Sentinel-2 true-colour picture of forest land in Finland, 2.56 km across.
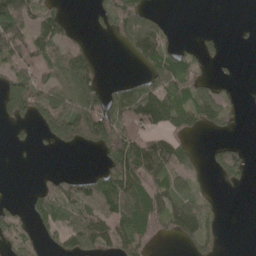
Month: May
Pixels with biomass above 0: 52%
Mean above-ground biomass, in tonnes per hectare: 55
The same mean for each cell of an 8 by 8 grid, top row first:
123 68 1 71 62 1 0 0
109 92 49 7 96 38 30 4
81 69 116 9 48 98 31 8
77 97 125 95 125 91 71 20
14 37 75 102 85 54 11 13
0 11 23 96 98 61 15 12
25 84 92 105 119 75 35 0
55 30 84 75 63 32 41 0
